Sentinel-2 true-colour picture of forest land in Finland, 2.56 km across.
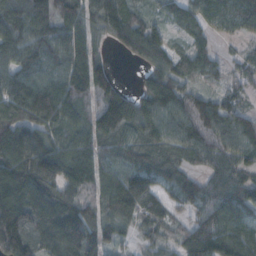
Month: October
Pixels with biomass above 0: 91%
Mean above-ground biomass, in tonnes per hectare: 109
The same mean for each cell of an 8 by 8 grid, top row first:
126 127 115 132 60 49 67 95
118 123 132 43 126 52 49 26
105 108 144 83 50 98 41 47
111 165 98 188 139 123 138 83
149 115 108 102 111 108 108 126
195 149 129 98 111 78 62 86
210 180 150 130 125 53 97 113
167 139 197 76 45 54 147 94
